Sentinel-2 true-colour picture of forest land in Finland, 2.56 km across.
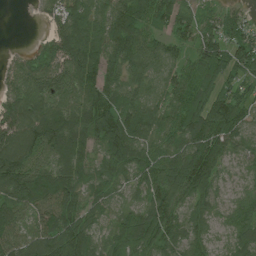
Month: July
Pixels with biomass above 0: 92%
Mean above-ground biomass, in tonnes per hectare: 89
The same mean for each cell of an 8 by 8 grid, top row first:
0 39 95 99 89 88 43 40
6 65 133 106 92 51 96 91
63 102 124 70 75 72 85 71
122 126 117 116 93 78 124 86
146 139 115 126 83 80 123 69
136 106 100 95 82 112 104 34
103 96 108 60 87 76 64 62
86 122 133 79 116 82 58 76
